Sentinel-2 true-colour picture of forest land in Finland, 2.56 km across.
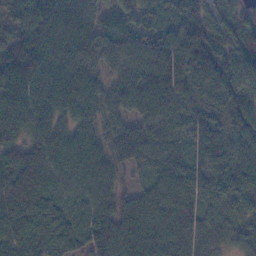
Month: November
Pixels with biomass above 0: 97%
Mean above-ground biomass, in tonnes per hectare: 78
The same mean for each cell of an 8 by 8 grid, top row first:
75 100 78 51 55 58 81 64
122 86 86 80 80 80 123 92
119 79 105 61 95 93 129 92
94 68 86 67 59 78 86 92
59 78 70 72 76 51 108 84
77 78 77 64 30 70 80 83
68 66 63 73 88 76 46 51
67 68 59 125 102 79 53 56
